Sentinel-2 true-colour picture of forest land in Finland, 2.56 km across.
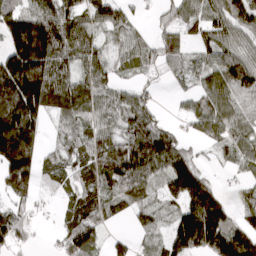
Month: March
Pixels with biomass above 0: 81%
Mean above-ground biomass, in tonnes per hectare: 93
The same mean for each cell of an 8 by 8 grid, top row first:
129 138 90 87 10 69 82 84
205 218 128 48 67 74 74 74
269 213 106 70 20 29 79 145
190 95 89 59 87 15 88 81
221 34 76 95 147 93 33 72
161 46 65 128 112 156 70 23
52 8 79 78 54 53 167 63
85 4 149 29 30 101 129 119
